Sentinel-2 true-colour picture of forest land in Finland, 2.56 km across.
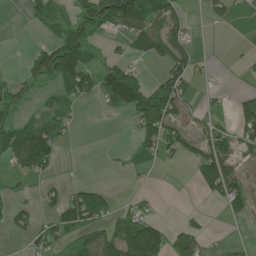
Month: June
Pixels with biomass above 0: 47%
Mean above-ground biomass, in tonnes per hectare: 44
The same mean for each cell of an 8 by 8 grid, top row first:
0 42 66 123 120 47 21 6
0 70 91 11 79 79 4 2
26 50 111 127 55 76 9 5
28 34 6 18 117 72 18 67
96 100 1 0 52 45 70 66
26 22 0 2 7 0 72 54
30 26 124 28 22 2 4 51
9 49 37 58 119 41 16 8
